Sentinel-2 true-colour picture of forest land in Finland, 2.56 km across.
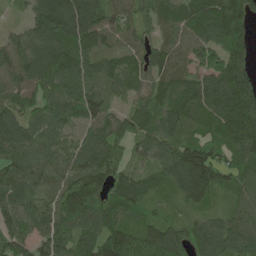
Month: May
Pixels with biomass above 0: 93%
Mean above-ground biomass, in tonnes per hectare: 111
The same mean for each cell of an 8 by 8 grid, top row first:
13 178 172 105 92 87 137 182
91 131 104 71 83 93 108 142
107 153 113 78 75 111 119 178
95 107 116 65 79 109 117 206
151 104 83 103 74 109 111 135
125 94 149 96 63 116 162 89
104 118 179 135 85 42 57 73
105 121 119 150 115 105 113 107
